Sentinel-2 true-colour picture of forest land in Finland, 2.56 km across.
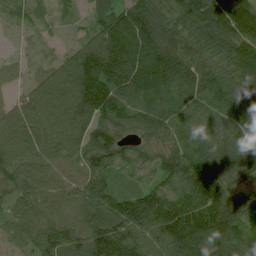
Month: July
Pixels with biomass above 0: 95%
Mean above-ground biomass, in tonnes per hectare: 108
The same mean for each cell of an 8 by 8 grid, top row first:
40 36 28 110 123 74 150 168
9 12 77 161 145 115 81 101
31 77 175 153 159 136 105 88
94 141 193 120 117 103 91 117
137 132 113 101 52 77 100 123
104 95 87 70 46 108 137 81
73 75 97 132 173 145 151 86
39 130 124 190 158 176 173 110
